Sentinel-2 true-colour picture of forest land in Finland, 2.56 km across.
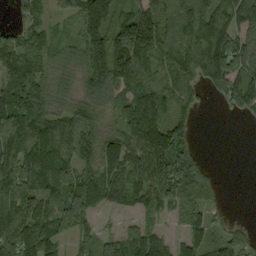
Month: September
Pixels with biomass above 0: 82%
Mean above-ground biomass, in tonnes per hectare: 97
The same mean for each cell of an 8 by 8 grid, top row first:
36 56 116 134 145 117 163 120
98 67 95 195 182 136 189 129
101 70 70 130 106 121 91 128
166 85 92 65 161 93 8 55
137 139 97 104 140 132 1 0
128 111 75 102 116 186 75 0
121 78 61 47 76 82 64 0
113 95 41 69 99 36 75 62
